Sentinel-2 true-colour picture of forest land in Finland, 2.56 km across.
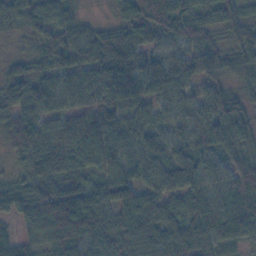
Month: November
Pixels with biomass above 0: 96%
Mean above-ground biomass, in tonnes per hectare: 86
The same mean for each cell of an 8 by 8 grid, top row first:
51 70 41 26 109 103 64 73
11 78 96 137 95 64 67 73
89 82 104 171 128 94 59 47
81 79 83 88 55 58 95 76
76 89 112 94 79 60 90 82
47 102 69 86 66 107 73 95
95 166 163 106 124 77 92 91
49 91 120 102 107 97 73 62
